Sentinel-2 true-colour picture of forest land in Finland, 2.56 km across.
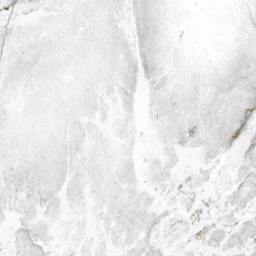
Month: May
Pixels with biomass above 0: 80%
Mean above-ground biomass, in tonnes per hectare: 8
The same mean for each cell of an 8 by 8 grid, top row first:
6 6 9 8 10 5 0 5
9 9 8 10 11 5 2 8
9 8 7 9 9 8 9 12
7 7 9 6 6 11 11 12
8 8 9 7 3 10 11 10
13 11 9 9 6 5 4 6
9 8 6 10 10 5 2 9
7 8 6 7 11 3 6 10
